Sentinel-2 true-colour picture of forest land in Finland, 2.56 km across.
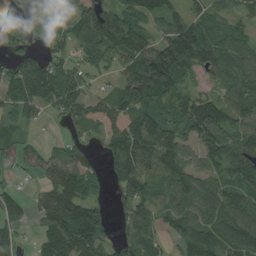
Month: August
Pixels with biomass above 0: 80%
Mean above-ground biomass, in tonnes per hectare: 76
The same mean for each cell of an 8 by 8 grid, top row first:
33 24 94 96 86 63 71 49
34 29 59 85 107 145 110 77
79 121 54 24 146 99 36 97
43 27 69 110 93 70 111 90
38 25 38 81 114 97 92 87
18 63 116 41 85 101 64 110
56 85 131 31 62 71 94 119
42 85 136 38 75 43 95 132
